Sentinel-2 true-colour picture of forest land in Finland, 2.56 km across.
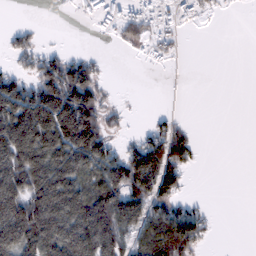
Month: February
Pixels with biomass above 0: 53%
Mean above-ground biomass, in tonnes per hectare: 79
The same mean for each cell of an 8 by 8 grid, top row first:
0 0 30 69 75 58 18 2
50 22 5 8 30 32 0 0
71 130 146 8 0 3 0 0
174 191 210 35 3 16 0 0
198 180 199 56 85 138 2 0
174 182 126 146 192 95 0 0
169 198 173 186 133 83 18 0
158 156 177 147 87 169 34 0
